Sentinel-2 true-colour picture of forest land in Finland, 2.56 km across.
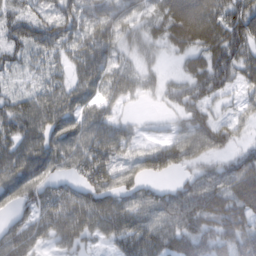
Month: February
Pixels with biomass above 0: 83%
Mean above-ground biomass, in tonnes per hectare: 68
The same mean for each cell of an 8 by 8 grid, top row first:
76 70 79 102 57 106 95 110
72 71 79 86 40 46 80 91
23 49 61 59 38 28 96 47
76 89 64 37 5 38 54 30
74 81 78 90 33 68 87 37
84 65 55 69 56 31 55 88
60 74 86 80 68 84 100 91
88 45 56 43 81 74 84 107
